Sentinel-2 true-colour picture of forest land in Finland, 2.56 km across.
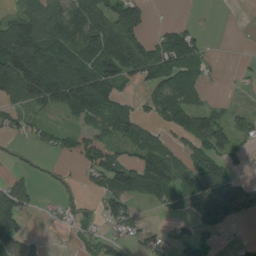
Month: August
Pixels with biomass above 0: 59%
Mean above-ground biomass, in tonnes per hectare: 63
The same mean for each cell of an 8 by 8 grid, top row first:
55 74 132 119 48 1 3 0
155 127 108 161 97 115 26 0
122 153 123 91 61 121 28 8
37 40 77 75 26 117 63 21
13 23 74 76 81 37 72 28
21 8 20 84 120 94 132 29
101 6 25 60 17 39 131 76
87 3 29 31 39 47 26 8
